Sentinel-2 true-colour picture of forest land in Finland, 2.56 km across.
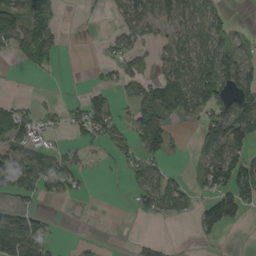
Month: August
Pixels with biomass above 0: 46%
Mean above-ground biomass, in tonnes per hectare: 45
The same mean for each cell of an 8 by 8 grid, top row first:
68 86 2 13 65 67 42 0
54 107 0 18 23 45 68 34
0 7 0 23 48 79 105 113
47 15 36 61 62 62 68 118
57 20 30 48 68 15 79 84
130 73 32 5 50 20 49 104
41 7 0 0 30 31 51 71
128 59 7 0 15 2 12 0
